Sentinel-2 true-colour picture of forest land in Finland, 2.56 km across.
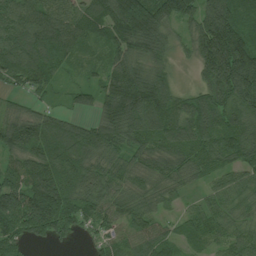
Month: July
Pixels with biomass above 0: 92%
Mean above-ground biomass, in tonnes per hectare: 107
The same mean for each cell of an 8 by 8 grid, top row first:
114 113 105 172 192 120 154 109
145 170 83 102 116 36 220 198
74 83 32 116 132 39 91 216
70 60 46 136 201 119 142 122
125 143 152 105 93 96 103 125
116 163 144 93 77 72 60 67
155 195 102 79 70 29 65 53
76 61 30 78 91 61 59 69
